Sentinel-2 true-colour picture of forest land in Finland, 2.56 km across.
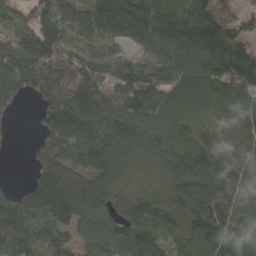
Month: April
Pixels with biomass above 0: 90%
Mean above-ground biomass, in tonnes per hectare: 114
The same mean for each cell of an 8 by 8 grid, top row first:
55 112 92 170 181 155 111 45
114 144 60 40 72 144 171 116
114 117 106 110 103 89 133 163
18 96 159 146 144 116 114 140
6 96 148 151 125 130 124 113
1 150 119 104 70 114 133 106
128 164 134 93 131 105 161 110
163 109 77 123 126 79 139 88
